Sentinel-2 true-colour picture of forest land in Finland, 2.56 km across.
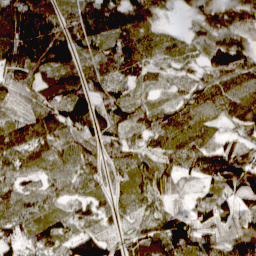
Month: April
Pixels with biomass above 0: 93%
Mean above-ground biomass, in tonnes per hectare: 81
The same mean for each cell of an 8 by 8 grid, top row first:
143 101 109 95 84 16 84 84
132 182 90 72 82 47 81 93
69 83 82 75 48 38 68 92
41 94 113 92 65 77 67 98
107 96 95 75 56 84 85 58
68 62 82 56 77 69 84 133
85 48 43 49 51 43 73 82
78 101 81 51 92 133 80 108
